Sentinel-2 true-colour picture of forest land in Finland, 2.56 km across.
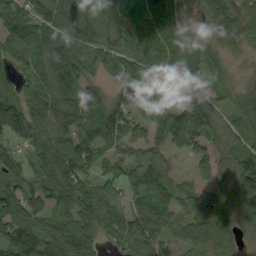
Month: September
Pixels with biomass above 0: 89%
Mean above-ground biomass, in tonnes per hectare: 78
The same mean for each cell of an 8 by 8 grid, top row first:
83 76 59 82 89 43 45 88
75 114 79 78 77 95 77 46
55 83 81 44 70 68 52 32
83 91 95 93 50 64 157 84
37 96 98 79 75 58 70 57
77 84 93 66 110 40 45 115
103 71 91 107 74 71 117 70
139 106 104 52 104 58 72 43
